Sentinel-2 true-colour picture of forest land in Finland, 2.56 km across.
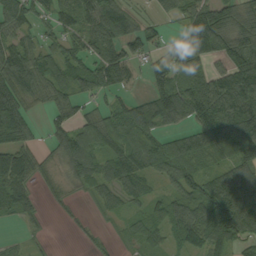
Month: September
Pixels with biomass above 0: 78%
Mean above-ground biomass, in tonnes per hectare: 86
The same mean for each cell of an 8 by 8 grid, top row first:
97 60 97 153 24 48 156 96
103 59 77 92 66 45 129 130
148 101 80 96 41 101 114 138
128 48 53 82 118 109 110 137
125 46 138 126 133 78 122 155
151 46 84 84 73 85 68 96
37 15 12 39 51 90 136 133
18 9 12 14 66 52 118 69
